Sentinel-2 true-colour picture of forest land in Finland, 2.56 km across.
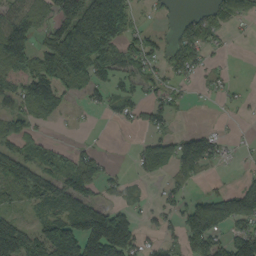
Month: September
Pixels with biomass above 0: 59%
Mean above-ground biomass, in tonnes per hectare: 71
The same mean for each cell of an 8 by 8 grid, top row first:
87 61 178 233 19 25 45 44
132 119 226 111 74 69 43 2
64 123 86 77 69 38 22 6
64 53 10 31 44 33 1 9
61 31 18 1 45 94 77 8
116 80 131 29 36 60 19 14
43 85 105 63 22 48 136 136
148 122 114 184 40 38 121 113
